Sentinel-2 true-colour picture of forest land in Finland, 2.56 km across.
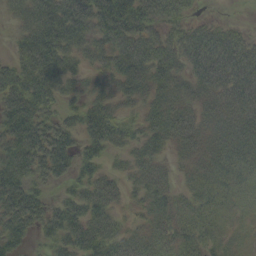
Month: September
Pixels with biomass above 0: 86%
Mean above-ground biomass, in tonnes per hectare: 50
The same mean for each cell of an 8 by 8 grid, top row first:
36 88 87 96 72 48 8 2
31 95 53 70 73 60 88 68
69 77 34 47 66 51 75 81
79 43 46 47 37 57 43 53
73 85 46 48 44 39 37 41
68 50 43 27 45 18 32 25
88 45 59 40 29 30 29 11
46 33 67 55 33 34 25 7
